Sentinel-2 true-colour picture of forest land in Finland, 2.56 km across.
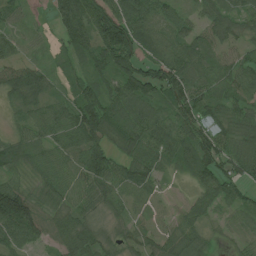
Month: July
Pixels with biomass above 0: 92%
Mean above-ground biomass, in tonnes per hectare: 70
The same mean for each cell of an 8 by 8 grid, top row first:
37 26 137 113 85 52 44 53
43 21 78 150 69 76 58 42
84 63 54 89 121 106 59 85
32 73 109 90 82 83 51 61
63 63 100 58 98 96 89 64
42 69 77 84 72 32 97 64
170 52 61 44 40 29 60 57
85 48 93 34 55 63 33 38
